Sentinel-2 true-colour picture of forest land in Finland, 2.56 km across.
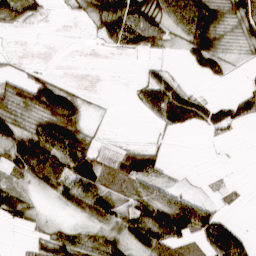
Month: March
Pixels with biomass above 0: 59%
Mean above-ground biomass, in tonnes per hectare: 44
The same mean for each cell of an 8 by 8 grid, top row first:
63 14 18 99 74 82 106 81
3 0 0 27 33 15 84 18
39 41 3 0 35 26 15 12
45 107 54 2 33 79 41 66
71 99 82 13 25 3 8 3
36 78 83 75 74 4 5 1
60 7 49 66 70 104 46 12
2 55 50 45 64 76 90 61
